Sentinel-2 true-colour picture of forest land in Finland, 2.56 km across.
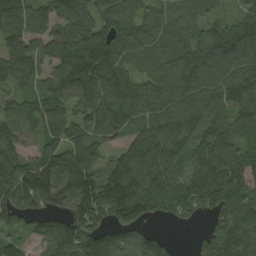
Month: August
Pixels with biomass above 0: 91%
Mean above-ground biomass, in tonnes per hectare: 125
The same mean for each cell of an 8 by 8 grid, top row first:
179 129 166 123 81 63 49 73
128 131 151 116 72 80 149 197
113 112 175 149 78 140 155 153
77 134 96 159 116 129 125 120
103 116 112 66 190 130 137 105
146 180 150 129 160 93 156 157
134 109 147 175 128 91 112 173
71 150 176 125 109 11 91 163
